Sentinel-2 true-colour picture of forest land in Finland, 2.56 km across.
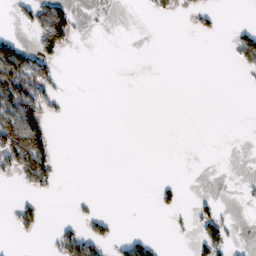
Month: February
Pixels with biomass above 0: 16%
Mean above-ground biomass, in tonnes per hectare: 20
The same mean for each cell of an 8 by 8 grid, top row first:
13 100 7 1 4 9 13 0
73 62 1 0 0 0 0 45
131 51 0 0 0 0 0 3
119 34 0 0 0 0 0 0
154 56 0 0 0 0 0 0
43 56 0 0 0 1 0 1
25 4 6 0 0 17 17 2
4 7 81 27 34 1 53 3
